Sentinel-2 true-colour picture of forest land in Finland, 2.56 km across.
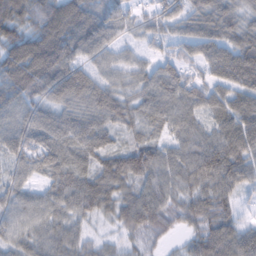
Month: February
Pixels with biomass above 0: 94%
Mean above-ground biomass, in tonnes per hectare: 70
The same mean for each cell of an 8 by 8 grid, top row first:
76 86 92 59 36 61 79 56
95 128 84 53 31 42 70 85
114 110 92 53 60 83 49 77
73 64 74 85 65 81 60 80
67 75 77 43 69 56 70 84
43 56 70 102 92 74 92 69
61 67 71 69 107 64 77 29
58 66 52 27 39 18 84 82
